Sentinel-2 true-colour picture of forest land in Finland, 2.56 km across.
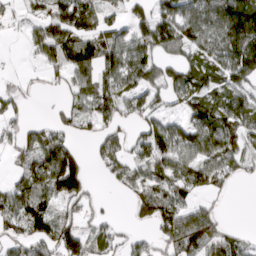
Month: March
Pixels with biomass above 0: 67%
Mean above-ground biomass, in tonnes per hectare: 63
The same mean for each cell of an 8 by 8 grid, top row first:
16 66 99 28 45 83 95 151
1 78 105 88 71 70 70 162
13 20 60 66 80 61 64 80
38 9 58 69 65 27 80 98
46 92 26 54 83 88 89 60
29 112 112 38 52 85 80 35
80 64 53 3 39 67 32 0
49 85 90 44 27 87 86 27
